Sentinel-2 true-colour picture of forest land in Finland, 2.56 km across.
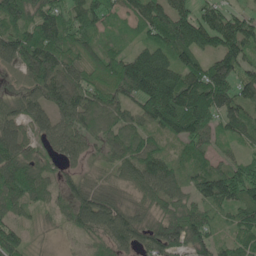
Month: May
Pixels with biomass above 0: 91%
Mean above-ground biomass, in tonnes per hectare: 96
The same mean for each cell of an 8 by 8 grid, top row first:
148 126 96 49 107 140 99 72
121 139 89 46 72 139 97 128
21 118 79 118 204 148 173 114
65 84 108 101 110 209 164 103
127 63 71 79 90 58 82 54
167 71 42 48 112 79 104 126
73 42 84 87 61 93 76 107
92 7 22 85 77 121 92 70
